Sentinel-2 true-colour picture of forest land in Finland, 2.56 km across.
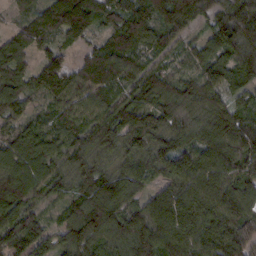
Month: February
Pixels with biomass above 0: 96%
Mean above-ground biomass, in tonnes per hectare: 101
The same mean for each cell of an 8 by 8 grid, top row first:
33 103 164 101 115 123 68 115
92 67 50 118 85 54 72 119
116 121 101 110 103 79 100 77
78 55 90 95 110 106 95 83
106 111 84 91 100 102 119 138
120 96 95 97 70 117 135 113
112 41 102 133 94 162 140 98
120 85 125 96 123 141 131 102
